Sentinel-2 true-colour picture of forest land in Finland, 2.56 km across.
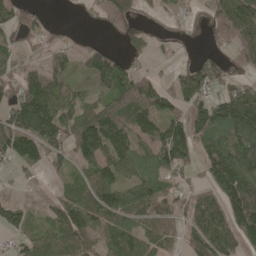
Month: May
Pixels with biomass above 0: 72%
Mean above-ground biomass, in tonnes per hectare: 81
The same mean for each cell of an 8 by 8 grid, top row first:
48 17 6 67 18 29 32 112
44 36 48 32 48 21 19 72
71 118 43 133 72 51 101 34
116 142 84 106 132 74 124 174
115 121 144 139 71 176 89 129
20 28 46 92 67 64 65 156
68 43 138 129 107 62 131 164
38 73 96 73 83 46 126 93
